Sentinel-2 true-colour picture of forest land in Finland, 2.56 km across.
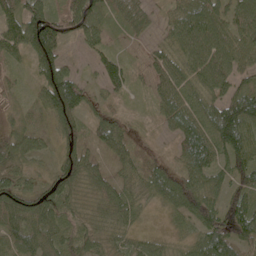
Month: May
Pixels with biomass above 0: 90%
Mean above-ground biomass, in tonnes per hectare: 69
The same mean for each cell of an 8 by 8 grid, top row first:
82 91 118 56 58 69 115 97
64 125 20 29 19 69 125 87
21 86 42 53 23 78 96 59
29 90 82 36 10 99 81 117
97 37 76 91 23 48 114 118
75 45 85 60 70 70 84 64
100 90 33 67 28 58 75 70
79 80 62 40 37 26 96 83
